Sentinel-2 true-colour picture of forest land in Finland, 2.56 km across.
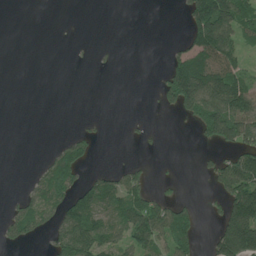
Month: June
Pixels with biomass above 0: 36%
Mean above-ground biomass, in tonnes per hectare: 59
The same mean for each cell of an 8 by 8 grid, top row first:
0 0 0 0 0 5 249 125
0 0 2 5 0 26 170 74
0 0 0 0 0 169 189 111
0 0 0 0 1 51 181 177
0 6 66 0 9 0 45 99
0 90 68 55 33 6 37 159
51 89 135 83 130 64 17 188
45 48 144 90 113 104 36 254
